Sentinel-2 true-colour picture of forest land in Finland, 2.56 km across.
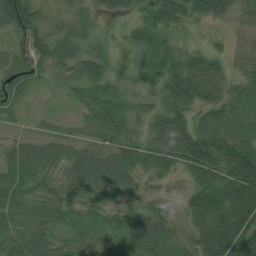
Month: July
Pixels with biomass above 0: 92%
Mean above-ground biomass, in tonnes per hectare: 78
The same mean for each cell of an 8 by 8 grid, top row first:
130 51 50 40 38 87 64 41
54 78 64 40 74 53 38 24
85 34 81 73 44 111 149 57
31 12 40 115 47 99 106 96
55 55 62 89 78 149 152 144
89 63 73 96 48 33 115 194
86 76 33 29 42 29 163 185
75 64 51 41 100 75 159 192
